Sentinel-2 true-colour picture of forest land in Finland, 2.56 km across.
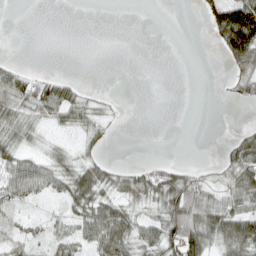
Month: April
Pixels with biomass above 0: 46%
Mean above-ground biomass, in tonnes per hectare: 30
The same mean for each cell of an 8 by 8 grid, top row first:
0 0 0 0 0 0 41 125
0 0 0 0 0 0 3 94
47 34 8 0 0 0 0 39
51 43 46 12 0 0 0 0
44 15 20 7 0 0 0 43
60 49 64 41 46 56 24 69
19 4 50 54 29 77 78 68
28 27 48 89 53 84 72 87
